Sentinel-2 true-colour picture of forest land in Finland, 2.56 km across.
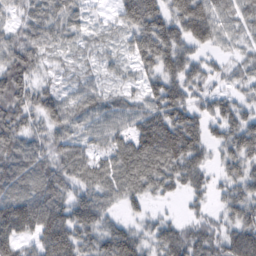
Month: February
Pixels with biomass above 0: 90%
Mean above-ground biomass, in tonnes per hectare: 80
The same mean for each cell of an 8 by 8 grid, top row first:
37 74 40 29 151 107 120 82
82 50 31 24 107 119 57 37
102 28 39 25 53 98 62 45
101 91 73 71 74 109 61 67
98 80 71 76 125 144 69 107
102 98 80 92 121 93 49 81
143 137 104 47 35 10 38 92
129 124 93 106 61 99 85 114
